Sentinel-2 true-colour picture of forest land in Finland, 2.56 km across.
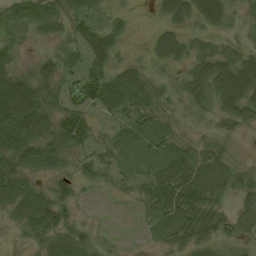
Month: August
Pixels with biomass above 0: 81%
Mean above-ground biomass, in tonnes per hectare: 40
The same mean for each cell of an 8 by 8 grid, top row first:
51 61 53 26 1 53 55 20
30 13 50 51 10 60 24 20
68 56 51 59 43 20 58 71
117 55 54 45 43 12 18 51
84 53 46 32 22 27 22 4
55 32 33 23 32 82 64 32
45 65 17 4 23 79 58 24
10 47 44 11 5 36 38 27
